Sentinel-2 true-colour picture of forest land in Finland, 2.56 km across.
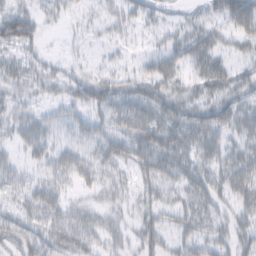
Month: February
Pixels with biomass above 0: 69%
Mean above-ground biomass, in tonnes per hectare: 35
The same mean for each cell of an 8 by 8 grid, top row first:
57 13 14 22 28 11 26 74
36 6 7 14 12 31 33 29
32 29 31 39 38 35 41 38
27 19 27 47 45 45 48 44
21 33 30 43 49 54 41 32
35 39 46 38 31 42 49 51
32 59 26 23 25 35 40 42
43 45 55 25 40 32 47 39
